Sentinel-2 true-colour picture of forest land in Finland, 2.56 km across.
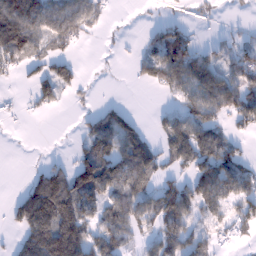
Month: January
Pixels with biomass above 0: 57%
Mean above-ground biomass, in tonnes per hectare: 56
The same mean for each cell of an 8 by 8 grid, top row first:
129 92 84 10 1 10 9 2
126 43 19 3 32 124 29 40
14 60 27 1 36 96 91 78
8 17 10 54 3 45 80 72
0 0 25 96 84 92 96 23
0 73 91 99 107 46 80 77
46 143 99 83 82 111 58 52
26 135 106 90 29 62 34 17
